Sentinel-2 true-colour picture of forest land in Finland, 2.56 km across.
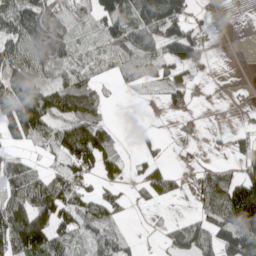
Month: May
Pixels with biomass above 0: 63%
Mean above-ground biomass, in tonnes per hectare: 63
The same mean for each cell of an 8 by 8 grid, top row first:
109 139 70 130 129 139 10 4
79 117 43 75 76 76 18 0
95 64 73 24 46 37 12 0
116 132 120 10 0 17 3 3
30 45 149 60 9 2 7 41
89 65 71 34 36 27 83 70
124 129 85 62 10 4 66 199
142 144 45 65 6 57 54 68
